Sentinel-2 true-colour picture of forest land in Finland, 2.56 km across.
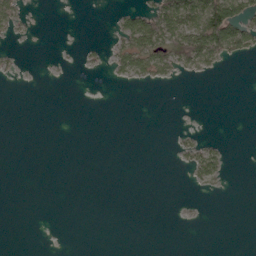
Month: May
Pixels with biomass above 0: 15%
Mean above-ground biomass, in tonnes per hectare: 14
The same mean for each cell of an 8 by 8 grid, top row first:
41 0 0 7 58 107 125 81
5 0 5 15 79 84 113 62
3 0 0 7 16 9 3 0
0 0 0 0 0 0 0 0
0 0 0 0 0 8 16 0
0 0 0 0 0 0 28 0
0 0 0 0 0 0 0 0
0 0 0 0 0 0 0 0
